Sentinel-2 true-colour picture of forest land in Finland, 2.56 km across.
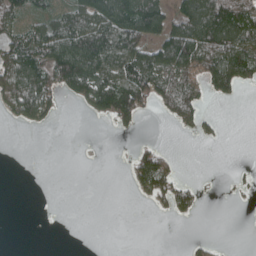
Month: April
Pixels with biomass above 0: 42%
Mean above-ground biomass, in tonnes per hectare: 51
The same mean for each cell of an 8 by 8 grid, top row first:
58 48 88 133 134 79 136 141
98 109 148 133 81 124 119 105
123 104 137 124 133 82 86 86
56 51 15 113 43 71 23 0
0 0 0 0 16 1 8 0
0 0 0 0 101 46 2 12
0 0 0 0 4 54 1 2
0 0 0 0 0 0 13 0
